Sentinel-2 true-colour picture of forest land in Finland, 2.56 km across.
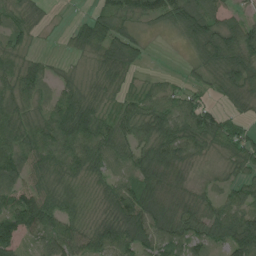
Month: July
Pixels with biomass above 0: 86%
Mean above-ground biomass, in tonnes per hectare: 59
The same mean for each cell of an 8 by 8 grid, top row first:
50 21 16 75 39 73 87 41
46 2 47 93 35 3 84 128
75 40 33 40 18 14 33 77
59 53 94 36 67 70 57 26
65 82 98 77 65 86 55 55
62 59 53 55 69 54 22 42
92 81 33 67 99 60 52 68
73 68 64 87 79 61 56 109
